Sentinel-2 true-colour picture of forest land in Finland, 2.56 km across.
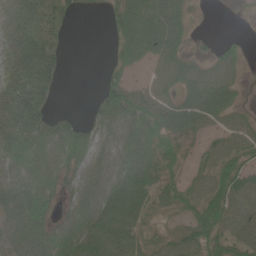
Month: June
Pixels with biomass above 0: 78%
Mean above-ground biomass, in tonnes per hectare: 50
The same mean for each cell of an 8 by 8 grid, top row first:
75 53 13 35 74 55 3 4
69 67 0 19 66 50 13 18
74 66 0 34 19 52 65 27
97 44 9 60 60 64 72 31
76 58 63 49 54 46 26 44
58 49 56 70 53 30 47 72
84 51 57 68 43 43 68 71
54 62 66 70 36 45 65 53
